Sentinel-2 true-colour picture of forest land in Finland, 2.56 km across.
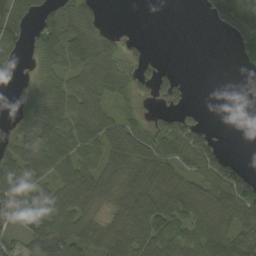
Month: September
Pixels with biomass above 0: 68%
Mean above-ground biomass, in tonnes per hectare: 50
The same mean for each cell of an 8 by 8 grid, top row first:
60 42 55 0 0 0 24 88
32 63 70 37 9 0 0 39
4 34 41 51 32 37 0 0
48 71 49 32 16 50 3 0
72 71 61 76 59 75 57 0
67 48 87 62 84 65 76 63
101 82 70 43 93 77 84 89
29 76 67 82 78 75 90 65
